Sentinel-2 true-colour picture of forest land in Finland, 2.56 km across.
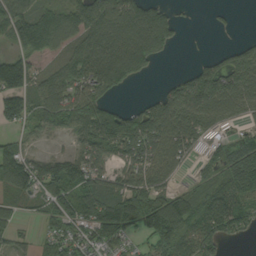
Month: September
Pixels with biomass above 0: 76%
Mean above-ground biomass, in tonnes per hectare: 87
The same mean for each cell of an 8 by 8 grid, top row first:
107 91 111 133 133 32 5 2
51 77 93 148 149 27 3 56
150 71 105 132 23 36 116 102
110 118 137 95 92 125 90 54
49 22 67 110 120 99 42 58
143 107 133 64 85 35 38 114
40 77 116 174 158 149 115 87
37 57 89 91 50 124 96 21
